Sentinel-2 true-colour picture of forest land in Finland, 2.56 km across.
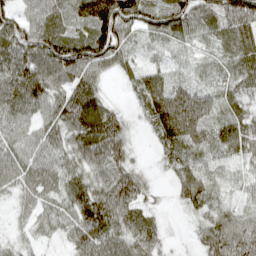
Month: April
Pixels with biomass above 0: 89%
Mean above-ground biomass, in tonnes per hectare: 65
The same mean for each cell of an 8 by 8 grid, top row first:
67 71 79 167 73 77 38 93
105 109 111 119 27 27 21 64
103 97 90 20 71 30 26 55
73 63 106 45 47 155 77 45
60 67 83 101 7 103 65 60
65 65 67 67 35 54 43 20
26 49 96 111 44 17 54 23
25 25 60 73 71 4 63 82
